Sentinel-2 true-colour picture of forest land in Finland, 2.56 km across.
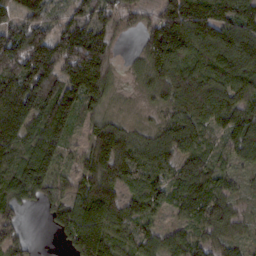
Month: February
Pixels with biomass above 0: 88%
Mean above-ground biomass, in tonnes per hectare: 90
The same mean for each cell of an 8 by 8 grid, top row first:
68 65 87 75 51 142 135 109
128 186 189 62 69 160 131 162
117 131 193 65 46 122 102 117
147 128 74 34 19 71 113 99
113 103 29 134 73 94 47 90
103 91 75 84 57 57 88 29
67 54 107 113 68 45 92 29
69 2 108 98 68 60 60 40
